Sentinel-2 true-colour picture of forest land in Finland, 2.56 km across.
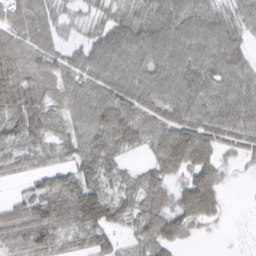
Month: March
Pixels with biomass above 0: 86%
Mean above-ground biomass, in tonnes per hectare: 52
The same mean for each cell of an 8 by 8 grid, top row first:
49 44 25 36 49 64 50 47
52 45 36 67 64 64 58 41
66 48 52 66 59 66 67 67
77 56 49 75 58 60 67 74
64 49 54 62 45 90 65 47
26 44 62 43 36 37 61 8
39 69 101 68 54 54 60 2
55 60 35 35 53 44 5 4
